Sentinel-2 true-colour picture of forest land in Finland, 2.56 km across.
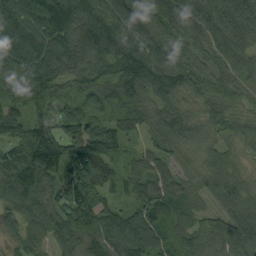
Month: September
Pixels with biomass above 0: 97%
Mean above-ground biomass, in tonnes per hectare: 99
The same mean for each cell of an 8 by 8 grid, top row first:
138 143 114 107 105 120 114 156
120 113 122 115 110 101 89 103
117 96 90 117 141 114 113 79
72 59 83 80 89 91 86 66
82 174 128 92 40 90 68 71
132 127 111 69 90 64 84 71
92 98 136 63 98 81 51 102
63 78 103 102 113 85 62 131
